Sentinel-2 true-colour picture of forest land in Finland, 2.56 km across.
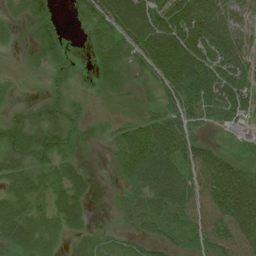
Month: July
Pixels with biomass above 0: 84%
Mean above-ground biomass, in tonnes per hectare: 64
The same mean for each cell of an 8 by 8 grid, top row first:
23 35 22 102 120 117 105 45
14 53 5 50 91 148 115 76
13 25 13 35 26 121 152 103
29 45 24 10 23 72 71 78
66 69 21 30 116 118 43 24
55 43 34 14 110 134 129 132
59 33 41 10 60 96 95 186
53 32 25 20 42 50 66 113
